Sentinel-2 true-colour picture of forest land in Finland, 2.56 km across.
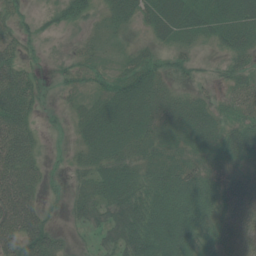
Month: July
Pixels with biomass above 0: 82%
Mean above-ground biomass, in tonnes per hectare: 38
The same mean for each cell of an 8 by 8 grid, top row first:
22 18 30 28 34 50 51 60
31 12 18 8 18 28 17 39
50 10 21 27 58 21 8 26
60 6 25 62 51 35 33 25
59 6 29 50 36 28 34 46
62 16 24 64 44 46 32 33
79 23 31 56 72 64 49 67
59 51 8 40 86 85 43 62
